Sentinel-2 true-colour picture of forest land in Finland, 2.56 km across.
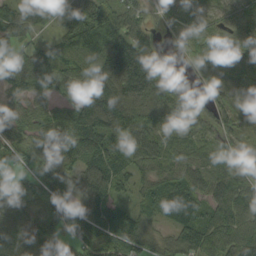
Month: September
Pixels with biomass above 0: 91%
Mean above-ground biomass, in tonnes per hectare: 83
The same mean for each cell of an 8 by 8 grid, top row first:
100 100 127 129 62 84 45 78
67 29 115 145 106 16 48 67
63 66 65 140 154 35 67 87
60 58 107 152 138 134 61 84
81 74 68 87 95 57 64 60
44 65 70 90 61 64 76 96
79 71 62 81 48 113 68 92
97 94 83 110 78 64 96 108
